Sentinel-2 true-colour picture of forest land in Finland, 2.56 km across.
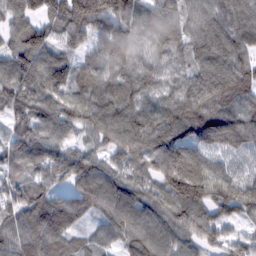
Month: February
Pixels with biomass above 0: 95%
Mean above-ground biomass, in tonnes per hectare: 94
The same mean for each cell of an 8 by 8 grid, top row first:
93 104 164 146 88 83 104 97
78 98 58 141 55 84 117 103
109 122 86 85 77 47 116 126
72 85 86 95 84 87 121 105
78 89 49 83 96 128 103 108
62 77 102 85 74 133 110 64
87 120 80 108 101 112 104 111
110 112 48 58 108 85 76 48
